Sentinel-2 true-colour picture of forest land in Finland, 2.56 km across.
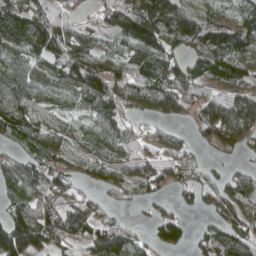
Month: April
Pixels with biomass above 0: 81%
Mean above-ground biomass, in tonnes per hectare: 83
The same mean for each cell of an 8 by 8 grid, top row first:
129 87 35 80 149 146 74 64
89 119 95 50 110 71 129 120
112 84 109 91 83 95 78 75
113 68 54 84 66 95 109 202
46 75 51 79 33 60 45 73
122 102 50 73 73 62 29 89
82 82 70 20 15 31 43 97
168 99 55 132 43 65 64 112
